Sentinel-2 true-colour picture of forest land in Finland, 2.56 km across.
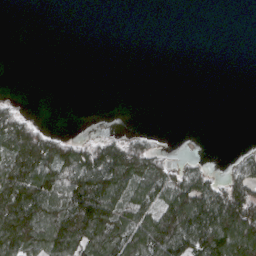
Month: March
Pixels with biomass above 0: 40%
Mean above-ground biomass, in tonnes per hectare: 53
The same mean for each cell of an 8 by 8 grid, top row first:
0 0 0 0 0 0 0 0
0 0 0 0 0 0 0 0
0 0 0 0 0 0 0 0
31 0 0 0 0 0 0 0
119 86 44 69 35 0 0 3
131 100 127 162 91 64 45 56
123 121 172 127 86 151 171 158
154 110 127 122 135 159 153 145
